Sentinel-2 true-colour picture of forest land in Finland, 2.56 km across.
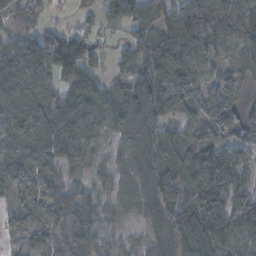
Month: November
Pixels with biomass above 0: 88%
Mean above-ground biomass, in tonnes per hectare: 77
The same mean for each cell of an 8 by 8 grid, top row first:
57 25 29 52 82 107 175 140
61 122 112 29 85 121 104 99
104 67 102 45 79 100 68 59
93 92 77 76 121 60 80 52
117 87 70 31 95 88 117 95
88 64 33 31 64 70 134 79
42 91 80 24 54 74 111 100
20 71 74 23 23 46 79 77
